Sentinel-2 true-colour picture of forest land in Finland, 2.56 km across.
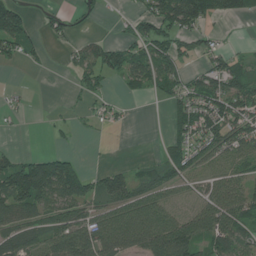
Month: July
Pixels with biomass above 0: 57%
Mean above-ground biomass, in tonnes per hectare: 58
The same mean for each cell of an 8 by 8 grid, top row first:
91 28 30 4 73 167 80 53
66 13 33 66 78 76 47 9
0 0 37 29 73 70 77 84
13 4 15 19 0 54 117 93
4 4 2 1 0 46 88 73
116 145 84 59 32 60 40 42
108 77 72 67 81 31 66 83
77 71 104 87 87 138 64 75
